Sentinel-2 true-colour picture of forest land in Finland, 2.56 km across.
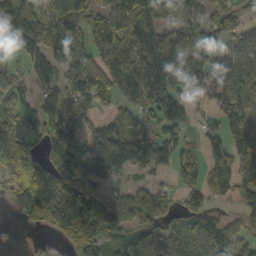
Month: October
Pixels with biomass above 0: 78%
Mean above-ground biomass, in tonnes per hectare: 103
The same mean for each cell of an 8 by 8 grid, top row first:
153 133 133 171 137 91 95 69
67 140 148 142 106 180 188 126
49 74 127 97 137 94 136 174
77 108 77 46 88 93 29 114
178 87 103 141 95 74 63 140
256 133 114 70 35 64 91 113
30 125 138 113 126 53 71 52
7 15 93 48 116 76 102 82
